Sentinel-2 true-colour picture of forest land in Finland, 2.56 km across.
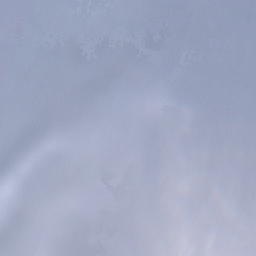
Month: December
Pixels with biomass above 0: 89%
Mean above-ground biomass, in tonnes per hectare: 108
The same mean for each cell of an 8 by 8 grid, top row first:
59 74 161 97 119 86 75 93
125 133 150 54 60 77 92 86
90 113 129 70 62 168 85 57
85 128 130 97 145 141 78 85
168 103 59 103 113 164 35 59
128 134 160 155 107 127 59 122
92 121 133 164 118 140 106 116
90 130 138 129 126 123 95 117
